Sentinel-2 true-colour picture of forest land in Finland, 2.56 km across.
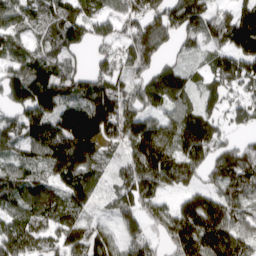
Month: April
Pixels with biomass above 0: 88%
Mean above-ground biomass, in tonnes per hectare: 137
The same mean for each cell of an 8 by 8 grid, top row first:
99 112 133 91 164 166 137 168
87 93 76 89 191 55 79 189
202 226 129 157 107 93 91 166
123 181 170 239 120 99 107 103
123 183 250 95 194 142 144 92
130 110 176 68 200 146 97 199
97 124 110 72 137 127 230 139
163 102 153 109 133 164 196 142
